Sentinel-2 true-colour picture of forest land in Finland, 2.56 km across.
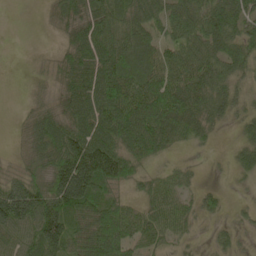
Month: May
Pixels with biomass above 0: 78%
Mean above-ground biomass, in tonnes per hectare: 65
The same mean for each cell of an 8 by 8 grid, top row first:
0 14 61 88 82 76 93 87
0 3 71 100 72 64 78 71
1 18 73 120 98 100 92 42
5 42 83 117 130 121 75 30
11 74 122 98 105 42 18 31
40 72 208 126 37 35 3 19
144 108 104 70 41 60 28 11
65 118 67 95 55 35 12 19
